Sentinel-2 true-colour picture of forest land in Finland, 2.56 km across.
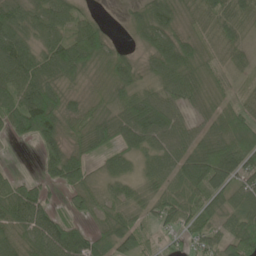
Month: June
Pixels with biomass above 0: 87%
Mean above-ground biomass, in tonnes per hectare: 69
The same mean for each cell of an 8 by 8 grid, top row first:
80 69 39 3 81 64 51 62
98 78 116 59 53 102 44 48
90 84 47 79 49 87 64 31
89 154 60 60 111 70 56 76
18 76 60 59 64 87 83 124
27 34 75 46 40 66 124 73
117 63 37 61 55 75 58 57
64 108 93 79 46 27 70 99
